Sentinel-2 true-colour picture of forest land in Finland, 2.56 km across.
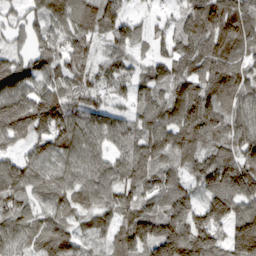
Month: March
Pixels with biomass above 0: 93%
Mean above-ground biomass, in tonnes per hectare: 114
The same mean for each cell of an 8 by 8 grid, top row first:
51 131 149 124 39 66 192 161
60 106 99 90 50 113 131 107
122 101 106 114 80 103 115 123
204 205 105 80 100 143 180 116
87 135 133 93 101 107 110 135
136 92 117 114 111 69 137 174
97 78 77 112 95 106 132 120
87 128 69 70 133 175 145 175
